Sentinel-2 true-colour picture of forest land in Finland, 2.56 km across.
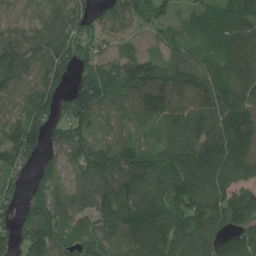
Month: July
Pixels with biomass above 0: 91%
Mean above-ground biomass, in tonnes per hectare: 109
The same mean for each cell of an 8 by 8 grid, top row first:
40 66 102 93 91 61 68 126
111 113 114 56 34 73 75 106
94 145 74 122 165 131 134 108
85 119 125 78 104 122 138 142
156 95 125 86 68 128 132 145
89 68 79 130 128 157 129 97
77 121 91 136 170 132 135 151
78 167 90 107 142 130 123 107
